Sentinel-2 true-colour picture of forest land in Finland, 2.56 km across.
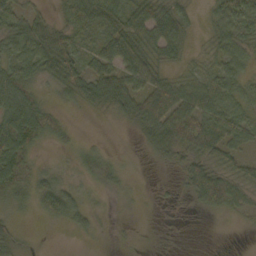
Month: October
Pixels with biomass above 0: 75%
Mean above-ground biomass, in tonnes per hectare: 33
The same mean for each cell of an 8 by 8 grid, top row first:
38 19 44 58 57 44 22 52
41 57 44 62 52 39 18 42
59 32 51 63 50 26 31 34
78 28 9 28 65 74 55 34
72 14 12 2 17 68 58 33
50 19 15 28 2 12 61 35
16 38 30 4 3 5 30 23
27 1 5 4 3 5 0 0
